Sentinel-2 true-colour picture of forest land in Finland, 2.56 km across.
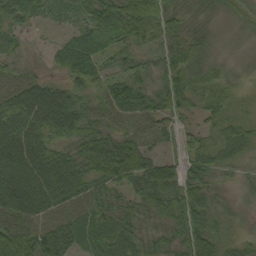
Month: September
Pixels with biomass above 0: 93%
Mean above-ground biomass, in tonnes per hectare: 49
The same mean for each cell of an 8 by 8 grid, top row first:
46 22 33 69 67 38 24 22
30 15 61 39 34 52 34 15
44 23 33 38 32 71 47 15
54 54 48 59 54 40 35 15
79 53 55 70 50 28 34 50
90 94 79 73 75 64 50 18
90 65 56 45 46 70 44 11
100 87 62 65 36 52 75 26
